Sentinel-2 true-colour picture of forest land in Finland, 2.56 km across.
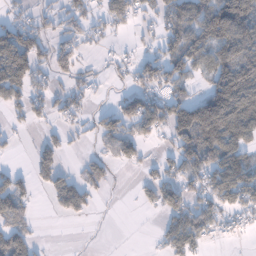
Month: January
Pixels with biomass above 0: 55%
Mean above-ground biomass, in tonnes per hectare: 61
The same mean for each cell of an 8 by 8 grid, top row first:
30 32 49 79 45 80 109 142
105 58 43 16 27 82 111 106
98 48 38 22 68 78 71 140
33 45 42 57 122 103 152 121
11 43 19 57 55 71 90 76
48 57 45 22 27 70 101 102
59 11 60 2 20 91 81 75
86 3 1 0 1 92 35 11
